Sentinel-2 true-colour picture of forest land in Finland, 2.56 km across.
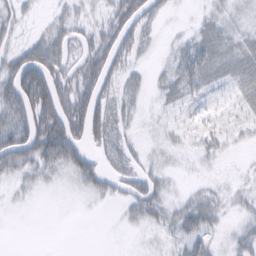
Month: February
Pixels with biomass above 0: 63%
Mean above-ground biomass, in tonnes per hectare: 28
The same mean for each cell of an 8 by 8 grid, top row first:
23 8 18 34 48 4 11 15
26 52 29 63 24 13 32 25
76 86 51 37 12 26 27 22
58 96 72 41 7 10 13 14
79 91 53 45 8 10 18 8
28 21 40 30 31 8 7 6
4 0 2 5 41 28 37 16
0 0 0 0 4 22 29 24
